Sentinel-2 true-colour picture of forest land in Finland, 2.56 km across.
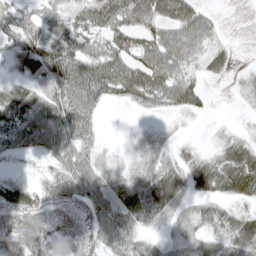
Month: May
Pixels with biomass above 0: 78%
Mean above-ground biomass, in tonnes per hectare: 50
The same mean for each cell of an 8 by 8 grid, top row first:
38 39 58 70 62 60 27 0
41 71 60 63 59 70 46 3
27 65 96 88 77 63 19 13
64 67 88 3 21 31 14 8
54 61 59 6 25 24 13 49
18 33 78 39 47 56 70 88
78 62 66 70 80 47 48 32
80 51 71 55 31 49 56 86
